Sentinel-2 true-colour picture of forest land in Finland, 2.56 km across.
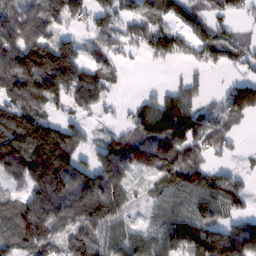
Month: February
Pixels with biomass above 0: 78%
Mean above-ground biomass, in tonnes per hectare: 97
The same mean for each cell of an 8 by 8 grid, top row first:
117 105 68 71 83 66 70 32
125 148 71 63 64 94 93 65
142 175 162 53 1 20 21 63
119 52 58 20 92 169 55 111
141 195 65 81 118 119 84 12
89 215 139 157 49 107 87 40
96 162 177 161 37 90 112 53
106 110 124 95 87 125 144 171
